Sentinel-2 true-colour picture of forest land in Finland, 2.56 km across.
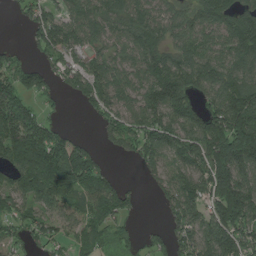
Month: July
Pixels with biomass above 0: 79%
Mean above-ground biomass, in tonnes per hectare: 109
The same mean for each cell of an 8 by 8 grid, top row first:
17 94 105 110 105 95 107 110
27 100 89 75 131 92 103 132
102 63 111 143 112 195 134 143
167 34 19 89 129 148 111 194
174 194 75 48 129 130 190 278
103 217 185 42 32 94 157 141
79 77 67 143 13 105 115 202
46 70 69 60 33 82 117 145
